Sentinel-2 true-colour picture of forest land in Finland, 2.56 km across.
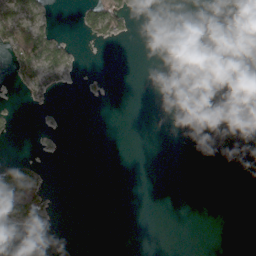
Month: March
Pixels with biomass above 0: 12%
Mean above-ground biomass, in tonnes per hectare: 7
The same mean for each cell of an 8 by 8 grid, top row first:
49 16 17 54 0 0 0 0
54 50 2 2 0 1 0 6
16 29 3 0 0 0 0 0
4 1 0 0 0 0 0 0
1 1 0 0 0 0 0 0
56 6 0 0 0 0 0 0
75 13 0 0 0 0 0 0
0 0 0 0 0 0 0 0
